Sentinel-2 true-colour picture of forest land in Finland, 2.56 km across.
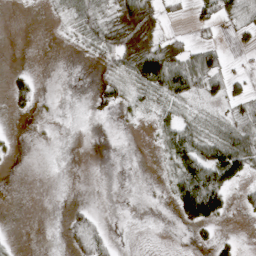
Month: April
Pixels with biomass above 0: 39%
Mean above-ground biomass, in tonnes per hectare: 23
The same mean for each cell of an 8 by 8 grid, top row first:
0 4 49 36 50 8 45 36
0 0 15 51 56 38 50 9
18 0 0 26 85 87 64 30
8 2 0 7 15 28 11 24
4 1 0 0 1 66 54 64
0 0 0 0 0 48 99 46
0 0 11 0 1 35 102 17
4 0 40 14 0 0 14 12
